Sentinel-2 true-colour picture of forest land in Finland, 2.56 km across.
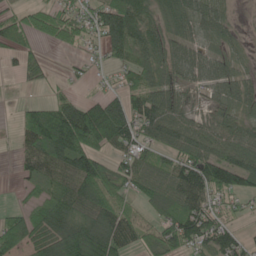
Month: May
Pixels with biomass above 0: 74%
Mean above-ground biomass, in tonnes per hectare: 64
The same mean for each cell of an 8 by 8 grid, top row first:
44 67 52 83 66 75 69 6
50 19 35 53 87 60 40 17
15 27 14 13 63 54 65 50
21 78 98 98 94 74 44 38
29 121 140 74 58 80 89 83
18 62 121 77 77 81 99 95
24 67 76 94 38 80 69 24
96 97 121 89 48 86 71 44
